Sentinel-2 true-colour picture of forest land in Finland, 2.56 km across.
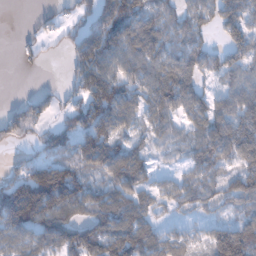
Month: January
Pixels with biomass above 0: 76%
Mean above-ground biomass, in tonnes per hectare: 81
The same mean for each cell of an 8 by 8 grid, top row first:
0 27 44 146 91 64 60 93
10 23 118 130 105 69 57 78
0 2 78 113 84 129 45 68
39 48 95 131 69 77 101 90
35 65 78 98 42 44 107 120
71 184 101 94 76 34 61 60
226 171 91 107 68 40 40 45
79 97 133 134 103 54 72 142
